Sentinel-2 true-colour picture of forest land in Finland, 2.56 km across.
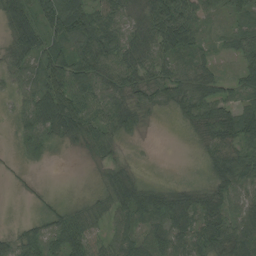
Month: August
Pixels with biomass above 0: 86%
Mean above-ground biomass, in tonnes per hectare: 49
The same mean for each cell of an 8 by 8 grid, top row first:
73 81 79 52 61 96 34 43
59 63 59 68 56 81 23 60
33 81 76 60 54 63 51 52
24 75 79 71 39 38 70 66
15 39 32 35 6 1 54 62
8 1 1 42 12 3 28 56
0 21 29 60 61 69 59 46
49 57 72 42 44 60 58 75
